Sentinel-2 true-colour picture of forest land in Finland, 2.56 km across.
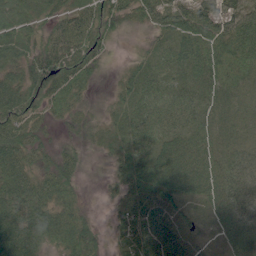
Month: June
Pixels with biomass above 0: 91%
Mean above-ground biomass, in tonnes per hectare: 55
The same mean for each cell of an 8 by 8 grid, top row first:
63 42 54 57 45 68 67 58
68 51 74 22 19 70 85 76
61 77 61 10 56 41 58 43
82 42 33 25 57 61 46 30
82 27 25 30 56 79 50 36
80 53 26 17 81 127 80 71
81 67 34 16 67 38 30 74
106 54 83 27 105 72 14 55
